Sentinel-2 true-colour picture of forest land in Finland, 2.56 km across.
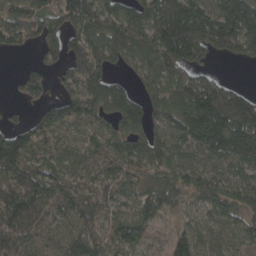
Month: April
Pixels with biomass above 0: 85%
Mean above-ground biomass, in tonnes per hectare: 112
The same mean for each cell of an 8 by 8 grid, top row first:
94 102 171 129 146 263 170 232
55 102 101 147 147 255 119 125
34 78 151 78 73 148 81 8
15 73 126 96 117 142 241 189
144 87 63 84 109 100 150 213
122 105 84 93 71 92 95 93
132 114 109 73 84 69 81 101
106 83 96 75 74 94 85 71
